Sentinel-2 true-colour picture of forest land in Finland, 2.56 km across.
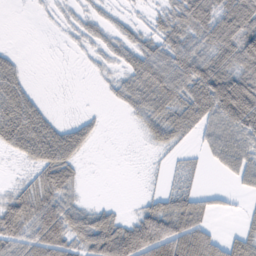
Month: February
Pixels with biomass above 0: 61%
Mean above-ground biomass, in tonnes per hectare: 39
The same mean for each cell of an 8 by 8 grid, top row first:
0 3 12 11 7 40 57 85
4 0 7 21 35 47 56 72
42 0 0 12 58 68 91 77
71 16 4 2 38 47 65 119
50 76 40 0 11 20 32 63
4 56 15 0 2 12 4 38
63 70 32 17 28 53 23 6
55 100 48 93 113 101 67 40
